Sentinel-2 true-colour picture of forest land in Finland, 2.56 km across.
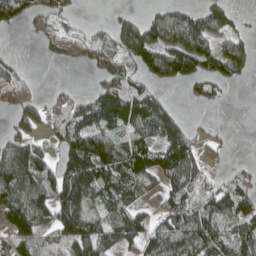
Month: April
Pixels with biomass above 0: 64%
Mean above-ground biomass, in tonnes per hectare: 75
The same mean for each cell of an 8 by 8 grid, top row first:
70 50 15 19 38 87 85 17
3 22 41 74 120 101 69 63
71 3 2 86 64 73 75 20
52 63 95 109 115 49 3 0
90 32 127 104 103 152 31 0
159 97 182 117 103 116 44 42
140 94 142 77 31 93 100 101
95 38 171 80 86 110 99 110
